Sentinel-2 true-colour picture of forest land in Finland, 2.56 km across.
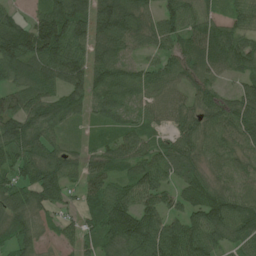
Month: June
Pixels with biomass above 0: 90%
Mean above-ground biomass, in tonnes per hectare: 72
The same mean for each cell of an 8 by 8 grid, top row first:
40 92 80 119 68 82 59 62
107 114 72 93 43 66 83 91
60 80 76 95 74 67 56 45
81 89 52 66 47 68 79 83
83 66 21 58 63 72 64 68
60 92 58 62 90 56 53 54
71 56 40 97 83 52 104 99
63 18 48 70 112 123 96 67
